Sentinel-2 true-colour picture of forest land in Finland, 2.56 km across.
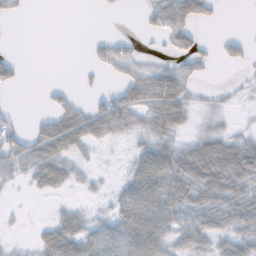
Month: November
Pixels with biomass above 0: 55%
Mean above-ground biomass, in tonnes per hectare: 29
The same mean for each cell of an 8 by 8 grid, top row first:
6 0 0 2 12 60 20 0
0 0 0 24 3 23 6 19
16 1 3 7 38 53 5 3
8 19 37 63 39 57 11 3
37 66 38 11 25 32 60 45
17 43 13 3 72 69 78 78
2 3 14 28 84 56 55 57
3 40 59 56 78 34 35 36
